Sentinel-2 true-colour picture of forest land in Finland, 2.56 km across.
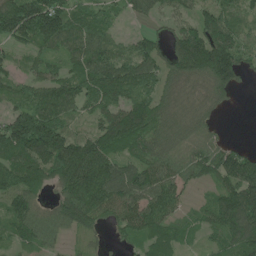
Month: June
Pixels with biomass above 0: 84%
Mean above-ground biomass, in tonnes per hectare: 86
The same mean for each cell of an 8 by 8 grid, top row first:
151 163 62 29 48 64 73 51
53 65 90 54 66 93 180 76
56 78 96 126 93 80 111 60
78 129 56 84 110 83 57 3
155 178 96 103 70 77 65 20
113 103 171 120 99 87 81 166
77 54 139 94 105 62 61 162
53 62 28 18 76 65 31 122
